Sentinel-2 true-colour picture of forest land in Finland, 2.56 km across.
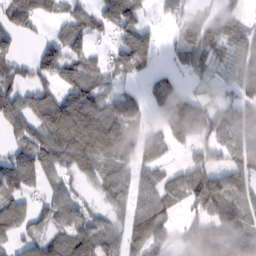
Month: February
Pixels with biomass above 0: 73%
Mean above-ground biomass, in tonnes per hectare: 73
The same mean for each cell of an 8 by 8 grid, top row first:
118 70 81 103 52 33 50 45
41 52 68 48 136 47 98 64
30 41 115 49 33 44 43 67
66 107 137 88 43 186 103 97
60 102 137 106 53 67 81 51
102 59 46 70 43 43 107 63
68 59 53 37 78 31 106 69
45 51 85 57 108 41 112 131
